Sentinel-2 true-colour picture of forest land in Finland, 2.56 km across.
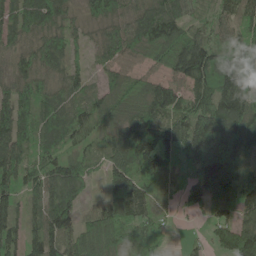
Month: May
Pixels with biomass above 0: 89%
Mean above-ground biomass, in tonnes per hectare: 94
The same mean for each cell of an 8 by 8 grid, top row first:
85 113 44 82 89 97 33 70
58 93 40 80 74 114 101 96
77 60 54 51 61 72 140 170
125 90 60 91 107 91 143 141
114 80 50 81 161 120 215 138
99 105 87 103 115 48 165 80
71 114 74 116 97 30 69 92
79 135 131 127 88 10 49 144
